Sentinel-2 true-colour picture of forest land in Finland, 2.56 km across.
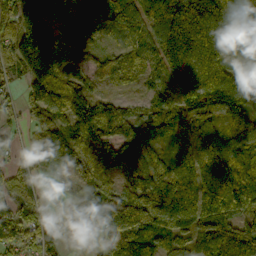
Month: October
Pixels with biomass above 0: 88%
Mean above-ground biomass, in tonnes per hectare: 112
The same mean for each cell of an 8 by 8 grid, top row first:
141 97 101 111 116 175 183 152
161 167 105 38 79 173 171 48
53 160 99 50 42 119 186 110
48 113 127 122 79 101 99 110
49 129 107 138 142 46 119 101
85 53 87 88 150 130 136 153
112 56 62 133 151 185 176 133
119 65 3 104 137 83 139 176
